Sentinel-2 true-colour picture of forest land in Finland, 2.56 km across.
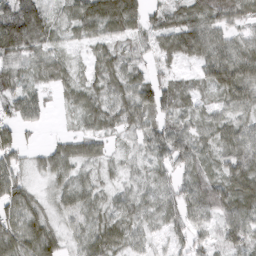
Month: March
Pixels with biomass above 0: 90%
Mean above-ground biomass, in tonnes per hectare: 52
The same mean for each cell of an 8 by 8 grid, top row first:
126 50 81 117 58 55 66 57
86 41 17 36 26 77 80 53
47 27 23 51 47 38 49 91
47 20 27 45 60 45 34 43
62 20 47 17 39 71 35 72
54 38 32 17 26 43 55 85
85 31 55 38 39 57 81 78
93 82 40 61 32 26 38 60
